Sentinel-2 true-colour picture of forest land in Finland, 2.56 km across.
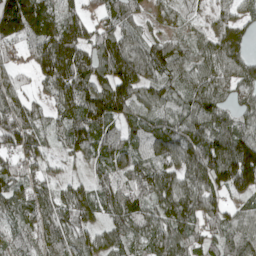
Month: April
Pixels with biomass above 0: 91%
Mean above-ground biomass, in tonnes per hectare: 86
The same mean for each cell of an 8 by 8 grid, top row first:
170 105 78 76 53 38 45 66
46 121 117 104 81 66 72 85
45 81 105 108 99 69 88 90
113 51 110 100 69 59 109 67
92 48 87 84 82 104 105 128
93 57 27 72 97 110 127 160
70 95 113 89 91 125 87 60
58 86 64 86 72 107 71 92
